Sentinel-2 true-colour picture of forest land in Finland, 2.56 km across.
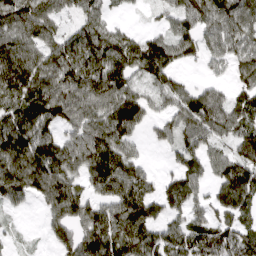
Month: April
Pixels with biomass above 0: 80%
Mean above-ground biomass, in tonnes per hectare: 95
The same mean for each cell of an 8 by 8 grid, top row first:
134 101 68 34 8 81 118 112
118 99 133 122 116 91 67 95
137 109 123 117 68 58 31 55
132 131 100 118 72 77 119 91
155 129 108 132 26 67 79 93
137 153 85 152 82 72 59 132
31 70 102 107 112 70 62 103
14 29 93 119 120 109 131 99
